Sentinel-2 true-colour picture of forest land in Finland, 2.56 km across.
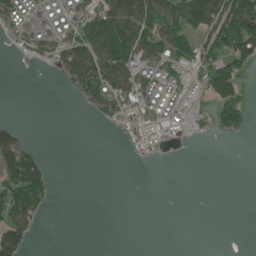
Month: June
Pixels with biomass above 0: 39%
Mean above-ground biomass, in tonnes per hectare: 45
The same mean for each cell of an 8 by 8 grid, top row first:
60 55 66 108 113 99 118 151
31 57 85 144 89 108 62 143
1 1 88 93 79 66 63 44
0 0 4 68 93 61 27 88
86 1 0 0 68 18 1 2
119 46 0 0 0 0 0 0
115 22 0 0 0 0 0 0
115 0 0 0 0 0 0 0
